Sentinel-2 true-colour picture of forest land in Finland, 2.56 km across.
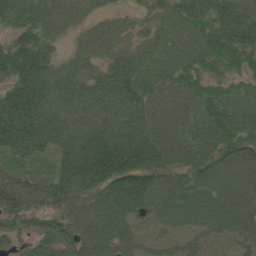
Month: June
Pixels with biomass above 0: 94%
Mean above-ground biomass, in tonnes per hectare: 91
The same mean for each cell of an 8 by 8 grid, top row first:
80 60 37 28 33 65 102 122
107 57 29 48 49 45 82 126
124 100 80 119 84 77 67 58
179 102 92 95 95 87 105 105
120 81 134 167 147 109 107 103
72 72 166 163 156 86 102 91
106 81 79 109 89 108 109 105
60 78 82 85 46 42 49 59
